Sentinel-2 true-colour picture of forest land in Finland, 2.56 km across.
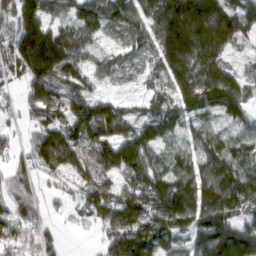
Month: March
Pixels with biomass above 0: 88%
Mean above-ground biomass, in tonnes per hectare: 112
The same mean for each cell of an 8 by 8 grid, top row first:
141 97 101 111 116 175 183 152
161 167 105 38 79 173 171 48
53 160 99 50 42 119 186 110
48 113 127 122 79 101 99 110
49 129 107 138 142 46 119 101
85 53 87 88 150 130 136 153
112 56 62 133 151 185 176 133
119 65 3 104 137 83 139 176
